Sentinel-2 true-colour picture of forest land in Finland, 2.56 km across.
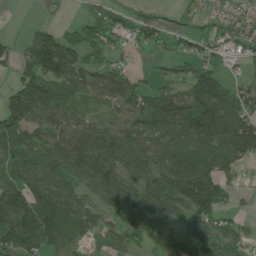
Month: June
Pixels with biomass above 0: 78%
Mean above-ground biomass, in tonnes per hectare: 89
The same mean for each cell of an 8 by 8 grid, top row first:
0 8 20 54 43 19 33 48
28 143 100 54 38 32 55 55
54 135 89 94 28 57 110 37
144 108 50 49 117 140 177 119
106 85 108 128 118 99 106 146
117 117 109 125 106 149 131 33
137 171 107 98 143 107 145 22
131 135 80 66 26 85 143 64
